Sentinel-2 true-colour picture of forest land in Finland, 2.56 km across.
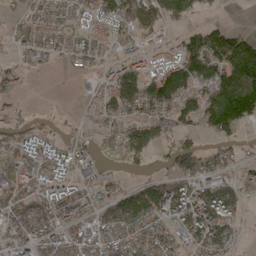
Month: May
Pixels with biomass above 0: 70%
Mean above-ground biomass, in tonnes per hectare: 72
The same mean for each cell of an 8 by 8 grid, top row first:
35 54 59 107 115 75 15 1
34 47 53 35 35 56 155 152
37 1 13 88 111 138 128 146
21 7 15 65 80 79 124 149
83 85 32 36 105 66 26 36
107 101 57 24 27 89 77 43
88 98 74 69 110 115 132 54
72 98 101 93 88 54 127 28
